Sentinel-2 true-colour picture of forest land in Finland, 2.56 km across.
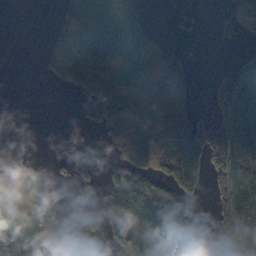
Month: October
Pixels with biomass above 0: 50%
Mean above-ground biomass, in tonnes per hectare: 89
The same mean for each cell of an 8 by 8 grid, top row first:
0 2 136 96 67 29 3 84
0 38 134 164 158 40 0 17
0 23 110 182 162 180 27 198
35 0 40 192 149 180 46 241
37 0 0 56 162 149 189 232
40 9 41 71 114 126 82 131
13 22 27 135 226 138 14 148
44 40 6 65 243 182 29 162
